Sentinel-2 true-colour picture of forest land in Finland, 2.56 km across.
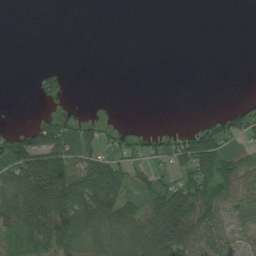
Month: July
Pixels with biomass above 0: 44%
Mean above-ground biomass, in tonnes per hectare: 45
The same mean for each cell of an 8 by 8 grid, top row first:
0 0 0 0 0 0 0 0
0 0 0 0 0 0 0 0
0 51 0 0 0 0 0 0
0 11 4 1 0 0 5 55
97 109 58 35 44 56 135 28
81 186 93 104 41 58 141 98
87 143 100 98 58 140 126 38
44 90 55 48 89 143 80 26
